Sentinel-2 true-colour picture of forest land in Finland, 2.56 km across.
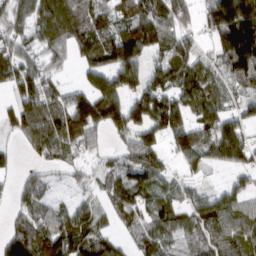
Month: March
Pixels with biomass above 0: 80%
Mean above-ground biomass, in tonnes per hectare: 88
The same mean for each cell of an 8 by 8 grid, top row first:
88 85 87 86 134 132 80 167
85 72 100 157 130 117 32 162
106 67 38 126 101 107 94 86
80 114 154 153 153 146 99 63
28 127 90 31 112 85 98 105
30 41 28 64 91 37 24 49
49 68 50 58 71 72 99 79
92 105 99 54 80 69 78 99
